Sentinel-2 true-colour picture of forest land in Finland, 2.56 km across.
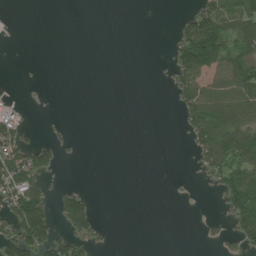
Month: June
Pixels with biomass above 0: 30%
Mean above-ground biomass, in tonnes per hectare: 39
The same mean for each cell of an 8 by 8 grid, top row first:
6 0 0 0 0 17 111 109
1 0 0 0 0 65 166 89
1 1 0 0 0 68 78 121
31 0 0 0 0 24 111 88
75 45 5 0 0 0 109 108
115 33 0 0 0 3 37 98
112 80 110 0 0 0 0 107
112 101 60 5 0 0 15 56
